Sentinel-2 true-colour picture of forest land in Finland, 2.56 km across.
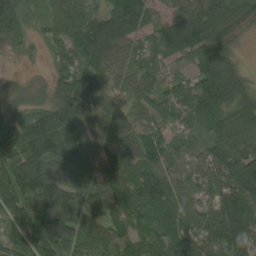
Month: August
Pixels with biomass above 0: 92%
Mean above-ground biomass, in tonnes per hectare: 78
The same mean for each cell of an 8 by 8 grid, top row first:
59 49 103 116 93 74 101 67
25 37 97 99 52 86 83 18
6 27 95 51 57 44 115 57
40 83 88 64 70 70 81 68
89 117 73 77 85 78 62 77
136 94 50 63 96 62 71 129
83 87 81 69 99 98 64 139
52 139 94 83 62 104 93 110
